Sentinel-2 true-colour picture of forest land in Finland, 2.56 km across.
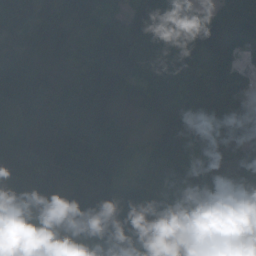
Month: September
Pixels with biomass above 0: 96%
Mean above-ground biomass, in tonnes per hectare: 111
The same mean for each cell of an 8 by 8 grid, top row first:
123 118 128 66 184 123 140 75
92 154 86 145 113 77 101 67
223 109 107 102 75 100 68 65
107 96 142 107 71 104 105 96
133 123 211 132 35 81 82 74
119 127 157 126 65 109 114 91
93 104 168 191 163 146 124 105
38 12 102 165 141 187 101 31
